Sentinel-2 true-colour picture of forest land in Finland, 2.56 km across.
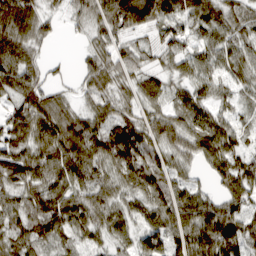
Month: March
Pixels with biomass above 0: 91%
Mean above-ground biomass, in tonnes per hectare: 86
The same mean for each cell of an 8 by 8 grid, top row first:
154 46 53 129 159 105 112 74
118 21 18 74 49 86 88 84
128 48 34 77 65 53 77 69
94 112 52 78 65 62 72 46
81 103 112 116 109 78 106 65
95 94 91 72 107 66 42 121
81 125 110 73 72 112 95 84
86 86 59 60 85 100 153 141
